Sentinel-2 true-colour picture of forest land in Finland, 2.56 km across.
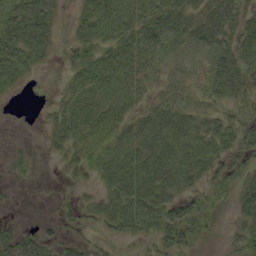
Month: September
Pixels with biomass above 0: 74%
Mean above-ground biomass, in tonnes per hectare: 36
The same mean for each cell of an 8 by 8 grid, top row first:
47 42 25 58 50 57 52 46
62 32 36 43 52 32 43 68
39 1 39 51 32 19 37 54
0 11 49 40 31 43 25 19
3 13 35 47 61 72 51 37
7 0 16 67 90 73 36 31
2 2 23 46 77 50 24 31
42 20 16 19 25 41 11 22
